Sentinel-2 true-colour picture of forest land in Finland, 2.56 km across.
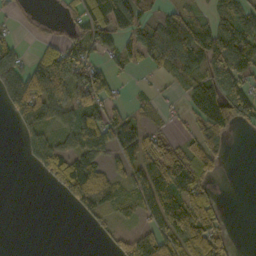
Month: October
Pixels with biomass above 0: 58%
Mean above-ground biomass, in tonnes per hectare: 62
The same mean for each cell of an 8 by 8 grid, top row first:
13 3 50 117 59 63 44 99
38 39 78 25 101 162 133 168
88 136 94 32 7 54 115 103
70 73 91 52 27 15 155 91
12 76 76 61 103 49 66 0
0 46 116 40 108 150 37 0
0 0 45 50 62 118 78 0
0 0 0 25 63 88 94 2
